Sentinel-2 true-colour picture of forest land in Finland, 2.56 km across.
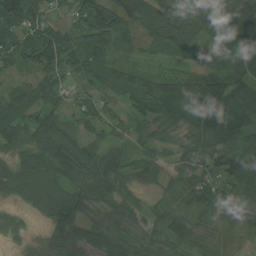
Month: July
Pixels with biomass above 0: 93%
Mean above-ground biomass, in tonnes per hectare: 71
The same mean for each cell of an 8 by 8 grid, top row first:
126 57 69 131 109 110 138 95
88 114 83 86 48 87 55 45
34 66 45 70 58 77 76 69
67 72 46 41 66 67 100 77
67 127 93 47 39 43 85 72
87 101 99 65 39 32 50 88
34 81 84 48 28 58 59 83
33 51 68 75 66 84 59 38
